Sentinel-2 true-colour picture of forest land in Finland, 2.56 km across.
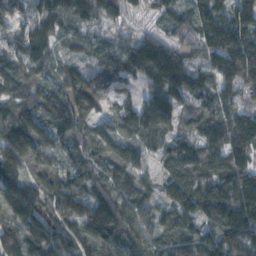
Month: November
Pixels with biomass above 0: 96%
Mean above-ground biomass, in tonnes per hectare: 143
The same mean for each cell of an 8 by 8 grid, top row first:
83 140 120 85 53 103 166 169
92 108 61 72 193 130 160 217
131 74 169 109 125 221 114 161
173 123 127 83 169 126 117 128
240 137 94 107 104 110 140 146
172 191 117 130 75 191 176 181
175 166 165 222 131 167 191 228
182 180 158 178 146 126 127 171
